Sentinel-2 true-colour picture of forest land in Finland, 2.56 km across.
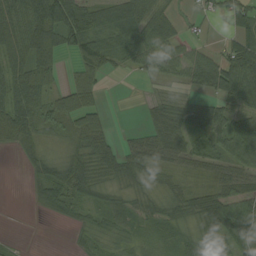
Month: August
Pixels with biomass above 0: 76%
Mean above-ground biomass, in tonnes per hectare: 40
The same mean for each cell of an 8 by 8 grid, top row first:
58 97 73 49 78 23 21 45
60 71 52 35 56 44 18 59
71 31 39 6 14 26 49 73
90 51 75 7 14 38 45 39
39 19 44 29 50 63 40 66
0 38 48 33 31 24 26 48
0 31 36 36 28 27 60 56
4 0 14 28 22 23 60 41
